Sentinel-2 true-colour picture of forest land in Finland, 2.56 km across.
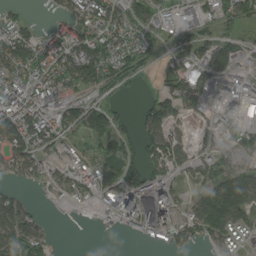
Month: August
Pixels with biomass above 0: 65%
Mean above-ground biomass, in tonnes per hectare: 63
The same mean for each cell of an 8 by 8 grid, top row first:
29 16 86 82 65 34 41 71
113 89 95 80 44 41 74 49
101 89 95 55 10 80 72 51
117 88 66 53 56 86 36 39
92 64 35 61 73 91 36 47
47 48 76 62 90 48 60 106
65 5 18 67 68 90 148 115
92 39 0 2 32 67 59 53
